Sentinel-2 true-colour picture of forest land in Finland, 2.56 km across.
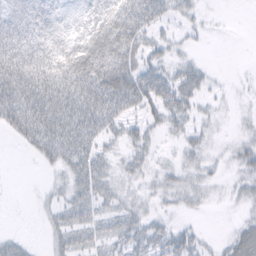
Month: February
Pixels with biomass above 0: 66%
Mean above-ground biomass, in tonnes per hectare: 29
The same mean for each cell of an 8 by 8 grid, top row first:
33 30 23 65 63 18 5 0
55 44 49 60 33 14 3 0
72 69 70 64 54 37 15 2
69 71 66 56 28 30 10 6
10 50 46 17 25 10 13 17
0 7 36 27 21 20 14 15
0 12 28 23 19 11 6 9
13 10 24 31 31 30 8 30
